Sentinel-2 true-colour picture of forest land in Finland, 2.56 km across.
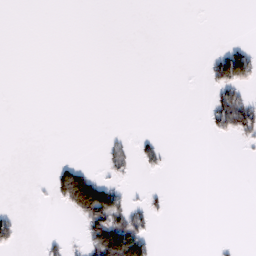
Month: February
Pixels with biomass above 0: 12%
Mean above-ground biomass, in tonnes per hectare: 13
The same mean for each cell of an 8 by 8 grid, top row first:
0 0 0 0 0 0 0 0
0 0 0 0 0 0 2 32
0 0 0 0 0 0 21 78
0 0 0 0 0 0 22 80
0 0 0 13 21 0 1 9
0 10 83 17 6 0 0 0
5 2 79 94 25 0 0 0
25 10 13 104 50 0 0 2
